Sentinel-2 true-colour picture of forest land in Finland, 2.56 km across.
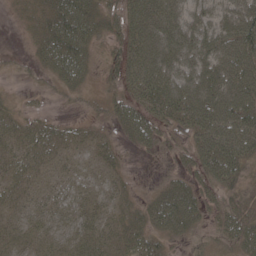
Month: May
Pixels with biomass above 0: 82%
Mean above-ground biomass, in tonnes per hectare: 45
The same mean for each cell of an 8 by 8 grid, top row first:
14 48 70 29 108 75 57 82
6 58 65 28 103 90 76 94
7 20 38 25 91 83 82 95
17 7 8 28 54 73 102 91
32 41 24 18 31 15 81 91
35 18 18 17 1 23 48 49
23 27 30 27 36 70 27 41
28 25 30 33 41 17 12 41
